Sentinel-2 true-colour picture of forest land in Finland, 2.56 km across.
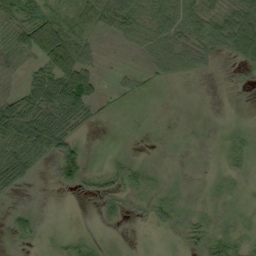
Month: September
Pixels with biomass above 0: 62%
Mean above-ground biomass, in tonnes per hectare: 27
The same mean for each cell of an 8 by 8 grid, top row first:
41 38 34 51 44 50 48 65
59 108 45 4 25 36 36 51
23 80 96 7 20 11 2 2
79 71 50 15 5 3 1 0
64 65 24 1 2 3 3 15
46 6 43 23 22 4 4 9
13 0 0 17 10 24 8 9
16 6 16 3 1 4 26 18
